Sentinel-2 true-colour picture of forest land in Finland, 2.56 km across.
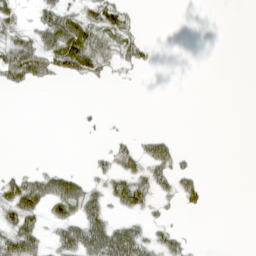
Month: April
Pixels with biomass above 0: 33%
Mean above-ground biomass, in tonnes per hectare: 21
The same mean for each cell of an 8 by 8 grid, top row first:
24 40 33 51 2 0 0 0
48 53 72 37 28 0 0 0
41 24 23 12 2 0 0 0
0 0 3 0 0 0 0 0
0 0 1 20 25 17 0 0
26 35 19 46 55 47 2 0
69 44 60 30 43 12 10 0
64 21 67 77 43 37 0 0
